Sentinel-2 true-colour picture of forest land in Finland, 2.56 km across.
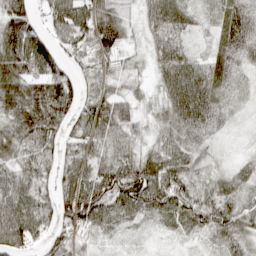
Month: April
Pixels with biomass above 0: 92%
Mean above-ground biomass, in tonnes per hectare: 61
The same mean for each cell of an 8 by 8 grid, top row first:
93 52 93 76 42 67 24 67
106 72 67 70 28 59 23 56
86 84 57 50 23 115 76 31
77 108 76 82 26 80 72 15
71 65 60 57 35 54 27 7
63 48 88 92 97 74 34 33
81 59 125 84 76 73 75 62
76 54 38 16 11 12 27 54
